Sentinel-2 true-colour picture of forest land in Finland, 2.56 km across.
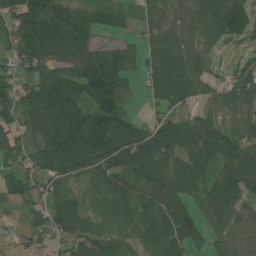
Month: July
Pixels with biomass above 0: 85%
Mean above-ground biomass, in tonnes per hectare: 70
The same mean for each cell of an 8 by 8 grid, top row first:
100 121 66 49 31 59 77 90
65 85 88 51 42 80 41 31
51 82 94 107 33 86 44 58
73 115 93 101 12 41 43 55
70 91 127 129 107 106 84 61
59 69 60 72 67 86 64 80
24 62 58 42 81 97 63 57
21 33 73 72 69 103 53 56
